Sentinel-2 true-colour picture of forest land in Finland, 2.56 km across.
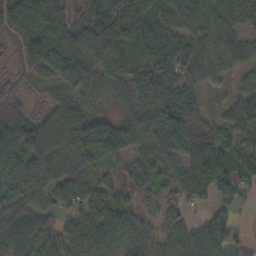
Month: October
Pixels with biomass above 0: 88%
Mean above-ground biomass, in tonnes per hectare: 85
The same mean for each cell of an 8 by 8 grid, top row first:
89 89 36 157 107 88 95 69
32 118 100 106 132 113 81 68
21 52 106 96 185 160 64 33
43 42 87 39 159 197 41 65
109 93 128 138 81 141 88 49
132 98 67 28 76 85 141 71
69 58 74 74 32 44 45 22
106 66 95 88 60 53 126 17
